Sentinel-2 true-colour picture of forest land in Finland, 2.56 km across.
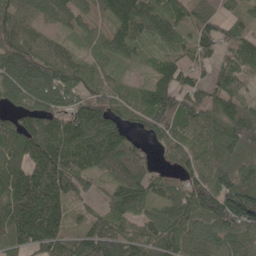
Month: May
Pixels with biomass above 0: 90%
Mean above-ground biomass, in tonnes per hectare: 99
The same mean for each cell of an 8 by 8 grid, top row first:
94 83 71 130 127 66 80 41
102 73 42 94 55 54 74 82
126 128 82 54 33 91 66 76
73 115 124 86 88 129 91 107
110 163 175 140 54 81 92 128
120 178 95 72 85 58 98 99
167 196 33 71 85 104 154 229
116 138 96 118 76 98 95 91
